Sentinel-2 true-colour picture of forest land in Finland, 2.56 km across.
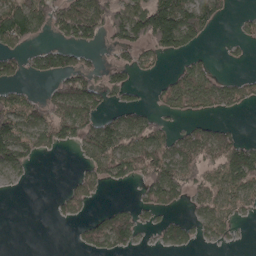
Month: April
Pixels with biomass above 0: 50%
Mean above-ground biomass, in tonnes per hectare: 63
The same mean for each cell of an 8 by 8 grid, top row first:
152 87 134 101 150 173 84 18
60 48 61 33 61 81 11 16
39 39 95 56 12 62 68 40
105 85 117 47 56 42 39 17
139 68 69 123 120 74 93 81
27 0 48 77 89 98 76 129
0 5 44 39 46 29 71 58
0 0 28 95 13 63 31 7
